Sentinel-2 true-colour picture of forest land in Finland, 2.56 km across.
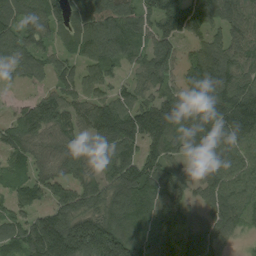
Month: August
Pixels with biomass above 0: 87%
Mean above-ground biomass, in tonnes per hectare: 116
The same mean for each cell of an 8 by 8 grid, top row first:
133 140 108 136 107 164 106 108
118 75 94 123 103 82 94 115
37 59 97 79 77 71 181 134
65 171 98 157 146 144 176 199
99 93 99 129 117 97 131 131
66 90 100 116 158 111 84 127
69 95 142 129 133 105 77 102
104 226 220 221 135 102 110 27
